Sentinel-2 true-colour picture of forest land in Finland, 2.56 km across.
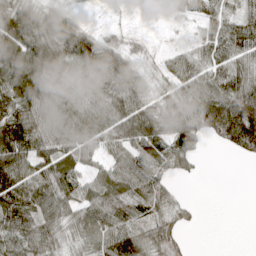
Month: April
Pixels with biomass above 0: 81%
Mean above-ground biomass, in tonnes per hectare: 69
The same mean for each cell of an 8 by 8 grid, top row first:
85 74 19 10 9 32 52 68
85 94 97 55 21 22 67 99
112 95 71 82 41 62 78 100
115 74 83 78 75 81 99 145
142 93 75 65 88 77 27 99
110 90 54 67 81 39 1 0
126 99 75 92 84 48 0 0
99 87 60 98 90 63 0 0
